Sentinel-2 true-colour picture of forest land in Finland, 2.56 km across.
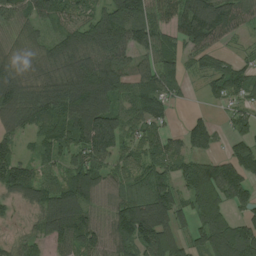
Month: August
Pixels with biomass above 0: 85%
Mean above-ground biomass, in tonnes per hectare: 101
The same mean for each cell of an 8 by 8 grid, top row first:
90 78 94 114 140 96 151 94
83 75 117 131 108 86 100 27
136 117 175 124 84 92 55 101
133 111 146 128 96 24 25 66
44 74 111 128 75 55 89 98
121 54 119 71 100 92 158 145
27 113 121 81 143 123 169 74
36 76 94 95 142 113 138 192
